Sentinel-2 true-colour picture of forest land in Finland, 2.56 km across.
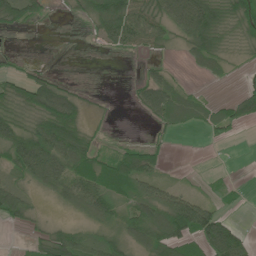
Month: June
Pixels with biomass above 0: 59%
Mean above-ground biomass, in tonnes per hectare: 44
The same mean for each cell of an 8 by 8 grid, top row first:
63 14 18 99 74 82 106 81
3 0 0 27 33 15 84 18
39 41 3 0 35 26 15 12
45 107 54 2 33 79 41 66
71 99 82 13 25 3 8 3
36 78 83 75 74 4 5 1
60 7 49 66 70 104 46 12
2 55 50 45 64 76 90 61
